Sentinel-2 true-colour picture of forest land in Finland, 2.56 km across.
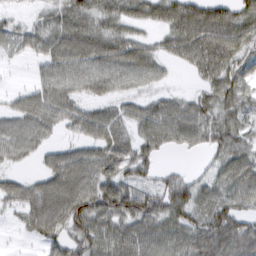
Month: March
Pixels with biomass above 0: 82%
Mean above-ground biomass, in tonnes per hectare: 65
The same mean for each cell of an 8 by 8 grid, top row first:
13 43 81 63 51 74 77 69
34 70 95 80 52 52 80 66
2 64 70 68 52 6 48 75
53 83 59 52 59 71 72 64
76 36 45 85 58 43 57 70
31 59 97 73 37 42 35 83
43 102 104 94 87 103 86 66
4 53 80 79 83 87 114 127
